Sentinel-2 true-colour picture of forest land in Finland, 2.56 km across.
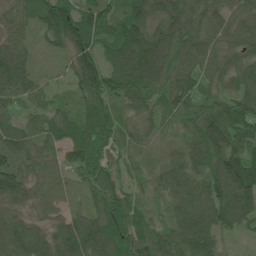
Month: June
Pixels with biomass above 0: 97%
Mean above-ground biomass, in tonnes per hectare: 87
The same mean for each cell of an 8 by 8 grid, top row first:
82 121 142 114 109 111 92 75
94 41 127 110 145 114 88 80
124 19 97 130 145 93 71 64
53 54 60 66 68 67 84 106
84 63 106 77 40 27 156 109
106 35 59 70 31 71 117 170
54 32 38 102 43 60 112 125
110 80 136 117 84 92 102 23
